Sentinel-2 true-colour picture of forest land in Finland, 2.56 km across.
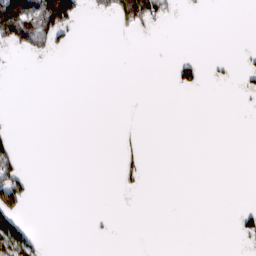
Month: February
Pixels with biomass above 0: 10%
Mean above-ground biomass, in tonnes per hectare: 10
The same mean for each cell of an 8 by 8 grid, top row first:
132 127 32 27 66 4 1 0
32 26 0 0 0 0 0 1
0 0 0 0 0 14 4 5
0 0 0 0 0 0 0 1
15 0 0 0 4 0 0 0
32 0 0 0 8 0 0 0
43 0 0 0 0 0 0 6
67 3 0 1 0 0 0 9
